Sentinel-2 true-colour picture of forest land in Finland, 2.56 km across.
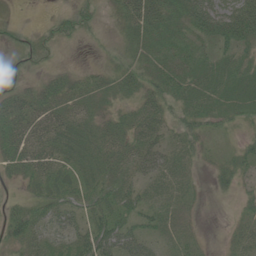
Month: June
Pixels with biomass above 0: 76%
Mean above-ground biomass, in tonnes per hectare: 32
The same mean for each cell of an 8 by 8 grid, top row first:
5 7 34 12 53 36 76 78
19 22 4 11 36 34 21 40
20 24 23 27 41 45 46 46
61 45 35 22 41 30 40 35
58 48 43 40 42 28 11 16
26 47 36 37 36 36 9 26
25 39 33 42 29 26 3 13
34 34 40 60 40 22 5 22
